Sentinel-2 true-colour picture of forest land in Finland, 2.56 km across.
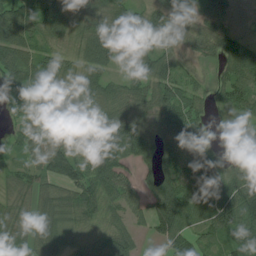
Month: July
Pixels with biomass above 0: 88%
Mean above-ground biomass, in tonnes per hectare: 70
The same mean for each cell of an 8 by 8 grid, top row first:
95 101 68 85 64 64 71 24
93 57 65 62 40 44 51 89
79 93 68 54 72 71 25 94
39 39 72 71 51 107 35 57
39 71 90 117 76 69 54 63
54 76 96 90 36 77 102 65
41 76 84 48 68 149 85 143
71 68 40 74 19 91 51 84
